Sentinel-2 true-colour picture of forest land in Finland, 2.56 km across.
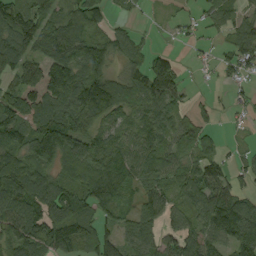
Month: September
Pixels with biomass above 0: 79%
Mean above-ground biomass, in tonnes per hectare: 76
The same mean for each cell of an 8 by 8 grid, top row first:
102 82 71 23 8 15 33 47
103 85 106 72 41 13 10 83
74 43 109 85 109 87 5 31
106 116 112 93 77 55 28 15
113 157 103 84 78 63 51 12
131 94 102 86 83 67 100 40
111 130 113 64 74 53 115 130
92 113 103 63 79 74 73 108
